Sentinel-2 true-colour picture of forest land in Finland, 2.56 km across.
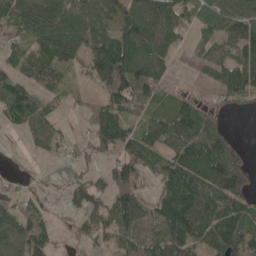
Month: May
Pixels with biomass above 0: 75%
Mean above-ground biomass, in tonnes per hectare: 68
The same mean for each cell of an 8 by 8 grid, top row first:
82 117 100 67 112 90 62 90
44 114 98 119 114 39 41 81
65 70 21 114 101 10 11 76
80 45 14 85 53 62 42 12
1 41 18 81 73 87 107 21
12 3 25 69 48 102 92 83
64 23 43 86 76 137 116 88
108 61 33 43 76 95 74 113
